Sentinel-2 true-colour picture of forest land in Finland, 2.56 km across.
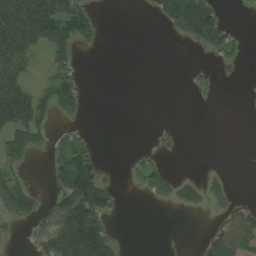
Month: August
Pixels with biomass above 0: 35%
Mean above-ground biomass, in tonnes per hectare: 34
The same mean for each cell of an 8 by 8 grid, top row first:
125 131 73 0 6 110 91 1
121 77 26 0 0 0 44 14
75 38 26 0 0 0 8 3
112 38 18 0 0 0 0 0
66 27 23 0 1 5 0 0
30 22 130 5 36 18 10 0
41 21 128 36 0 16 18 27
5 68 166 42 0 0 40 54
